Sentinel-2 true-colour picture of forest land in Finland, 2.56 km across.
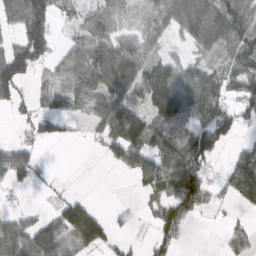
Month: March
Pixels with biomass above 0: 63%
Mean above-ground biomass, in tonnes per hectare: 56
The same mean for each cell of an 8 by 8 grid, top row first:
71 99 35 65 36 77 99 95
69 84 57 78 50 14 50 84
106 22 71 97 75 76 62 60
25 56 23 85 57 99 77 61
44 25 5 67 79 64 100 24
68 12 1 2 58 87 40 87
15 16 102 13 19 86 23 22
80 98 99 41 8 38 0 31
